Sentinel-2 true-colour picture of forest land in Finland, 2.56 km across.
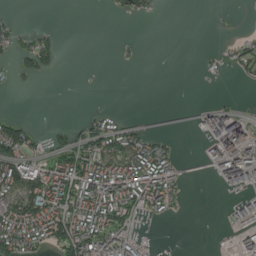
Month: July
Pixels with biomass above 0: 38%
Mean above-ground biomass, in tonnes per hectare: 42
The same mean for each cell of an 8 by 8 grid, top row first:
8 0 0 6 14 0 4 1
40 49 0 1 2 0 10 33
15 6 0 0 0 0 8 14
4 0 4 20 1 2 50 38
109 27 70 69 71 16 59 128
111 101 122 121 117 55 11 118
101 126 96 111 65 27 0 54
107 72 120 115 23 1 0 39
